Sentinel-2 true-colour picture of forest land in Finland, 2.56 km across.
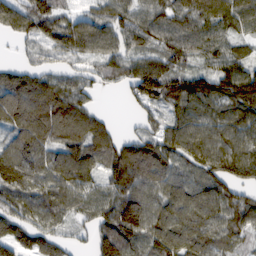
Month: February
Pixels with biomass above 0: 89%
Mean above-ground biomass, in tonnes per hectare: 85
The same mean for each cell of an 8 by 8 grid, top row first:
99 76 52 63 71 74 79 83
19 70 87 82 69 90 78 43
80 64 54 48 152 89 90 123
122 136 96 9 51 72 80 91
98 93 109 81 90 95 108 93
121 91 89 88 109 87 98 79
82 86 66 90 125 99 103 90
90 75 25 123 104 107 97 50
